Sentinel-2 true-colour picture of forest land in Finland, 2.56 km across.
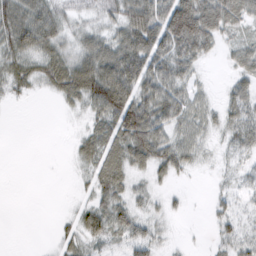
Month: February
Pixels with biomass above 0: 72%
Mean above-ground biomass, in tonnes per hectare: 37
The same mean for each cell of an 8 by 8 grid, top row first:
70 57 21 31 76 129 80 50
60 48 36 50 84 71 34 31
39 43 81 92 82 49 6 29
1 0 18 82 76 51 26 44
0 0 26 50 84 47 14 35
0 0 15 59 21 24 3 14
0 0 29 44 19 9 10 21
0 5 48 25 42 3 6 39
